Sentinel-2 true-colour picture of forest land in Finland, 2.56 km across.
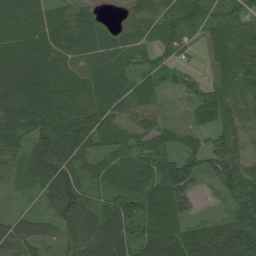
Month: July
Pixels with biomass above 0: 93%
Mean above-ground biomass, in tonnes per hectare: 80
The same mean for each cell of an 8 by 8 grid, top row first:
70 62 66 9 52 82 71 64
81 79 73 55 41 49 63 90
112 97 68 70 63 49 49 105
99 110 93 77 74 12 79 86
63 106 99 65 79 59 63 65
29 101 70 72 85 153 57 110
11 33 103 96 125 112 6 107
90 42 88 130 123 164 178 178
